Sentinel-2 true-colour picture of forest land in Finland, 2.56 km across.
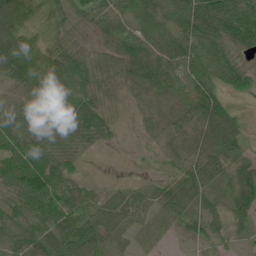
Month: June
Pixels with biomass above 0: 92%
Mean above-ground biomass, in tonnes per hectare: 66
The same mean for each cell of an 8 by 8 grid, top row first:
92 50 46 77 72 73 113 97
106 48 37 60 89 83 80 58
58 89 82 57 95 68 76 63
55 92 111 42 40 66 105 22
81 72 51 16 12 41 82 51
94 98 31 4 6 37 92 75
67 92 76 96 54 105 44 63
73 84 119 66 58 19 37 24
